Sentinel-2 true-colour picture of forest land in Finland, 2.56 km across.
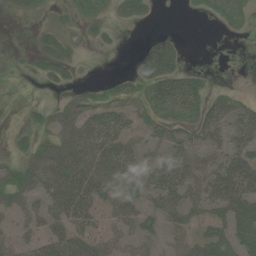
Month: August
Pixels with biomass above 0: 55%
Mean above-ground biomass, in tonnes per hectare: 29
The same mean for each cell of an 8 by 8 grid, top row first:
7 6 18 14 17 0 13 25
1 22 5 6 21 29 0 0
0 18 8 12 43 44 11 0
1 16 40 44 28 32 36 32
10 28 56 57 27 38 35 33
28 57 63 69 59 60 39 73
27 36 53 38 39 43 36 64
21 41 43 30 32 22 37 40
